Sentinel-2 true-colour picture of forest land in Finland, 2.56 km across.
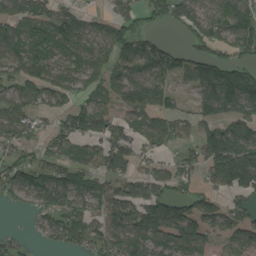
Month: August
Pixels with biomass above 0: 72%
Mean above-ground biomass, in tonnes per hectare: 83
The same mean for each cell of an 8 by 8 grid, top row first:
105 67 57 54 42 68 89 113
103 72 77 92 97 45 63 96
67 85 77 72 126 66 134 128
86 46 91 65 92 69 66 91
62 54 60 98 53 49 121 131
81 103 74 74 67 61 53 163
21 95 77 121 119 117 82 55
32 39 77 116 134 138 87 81
